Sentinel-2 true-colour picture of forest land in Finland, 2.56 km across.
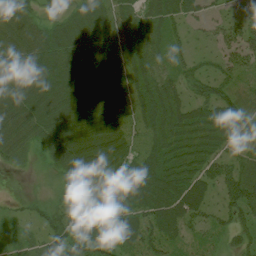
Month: July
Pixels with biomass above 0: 92%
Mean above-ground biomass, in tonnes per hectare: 51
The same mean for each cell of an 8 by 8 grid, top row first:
61 19 49 50 52 50 23 24
72 79 76 55 56 27 12 48
67 74 68 64 48 35 45 25
66 74 73 60 51 59 48 53
53 56 88 88 38 64 53 35
4 14 73 66 85 70 49 54
14 33 43 66 71 73 38 53
17 48 79 60 57 39 22 26
